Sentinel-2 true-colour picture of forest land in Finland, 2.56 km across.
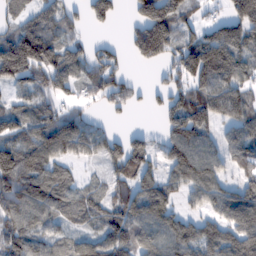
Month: February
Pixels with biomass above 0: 77%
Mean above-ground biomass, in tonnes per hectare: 100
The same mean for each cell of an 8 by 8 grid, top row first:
58 92 57 99 146 138 37 148
162 123 57 48 152 116 177 115
97 100 78 105 10 78 148 110
93 93 61 42 20 129 145 108
113 156 122 91 84 145 84 95
167 124 33 66 102 91 116 61
114 105 84 89 124 60 65 119
118 78 71 131 95 119 113 114
